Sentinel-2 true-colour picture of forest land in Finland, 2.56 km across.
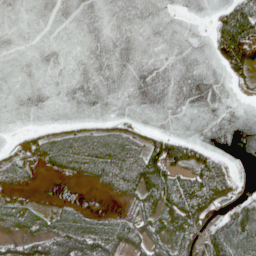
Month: May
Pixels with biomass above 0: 36%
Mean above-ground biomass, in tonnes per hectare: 26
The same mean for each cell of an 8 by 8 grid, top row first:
0 0 0 0 0 0 6 76
0 0 0 0 0 0 11 104
0 0 0 0 0 0 0 17
0 0 0 4 1 0 0 0
8 32 46 53 46 76 17 0
26 6 17 43 93 75 87 8
28 18 17 5 48 84 51 44
38 66 87 65 57 64 69 80
